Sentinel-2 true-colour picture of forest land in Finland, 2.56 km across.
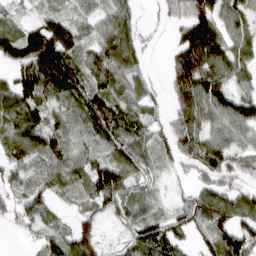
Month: March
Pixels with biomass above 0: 84%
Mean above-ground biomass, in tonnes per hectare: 77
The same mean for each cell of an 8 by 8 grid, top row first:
29 55 46 81 15 60 108 85
93 153 67 111 44 61 153 99
84 155 97 88 48 77 128 70
111 78 95 118 66 71 105 118
76 94 78 101 73 79 119 71
55 73 86 101 39 22 79 58
53 40 33 61 49 38 101 99
5 51 92 16 94 79 65 104
